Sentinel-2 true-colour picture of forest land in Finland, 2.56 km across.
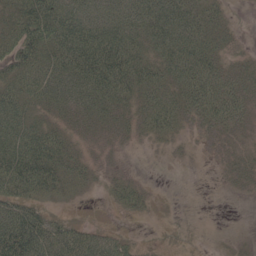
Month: May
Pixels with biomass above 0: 72%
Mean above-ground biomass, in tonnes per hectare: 47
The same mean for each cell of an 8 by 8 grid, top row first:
64 88 63 64 78 80 43 5
72 80 91 99 54 77 54 11
63 71 82 114 69 56 75 39
71 37 44 53 46 44 60 46
88 75 25 20 12 11 9 17
113 88 36 20 6 0 1 21
77 26 2 15 27 0 0 1
121 84 65 47 4 6 2 4
